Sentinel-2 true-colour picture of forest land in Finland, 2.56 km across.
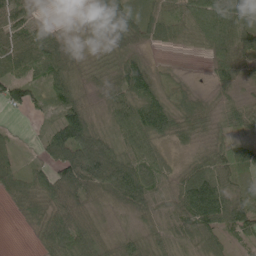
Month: June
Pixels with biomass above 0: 89%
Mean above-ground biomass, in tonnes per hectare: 58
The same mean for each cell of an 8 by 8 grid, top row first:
48 12 7 62 44 46 107 100
66 75 27 39 24 17 48 104
77 68 35 46 84 14 17 53
29 48 77 52 108 56 32 49
15 58 123 66 89 22 29 29
50 59 116 144 102 38 90 66
21 60 55 46 81 66 144 95
0 40 83 40 49 49 68 33
